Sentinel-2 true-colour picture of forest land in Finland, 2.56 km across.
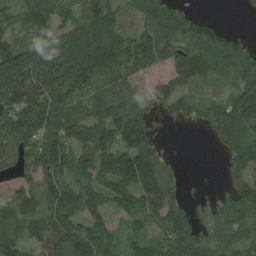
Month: August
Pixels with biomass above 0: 82%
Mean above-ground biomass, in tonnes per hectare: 86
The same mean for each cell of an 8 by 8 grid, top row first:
64 77 63 70 90 85 28 5
106 131 118 101 120 104 108 77
188 128 115 86 37 73 63 70
113 98 75 121 51 65 63 134
82 110 110 107 108 1 15 70
106 98 75 141 172 45 3 72
95 100 110 76 97 86 45 89
84 102 103 64 68 98 77 84
